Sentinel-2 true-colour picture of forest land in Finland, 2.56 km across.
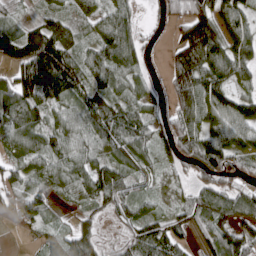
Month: April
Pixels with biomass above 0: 84%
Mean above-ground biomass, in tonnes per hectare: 77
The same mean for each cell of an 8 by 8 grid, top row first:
29 55 46 81 15 60 108 85
93 153 67 111 44 61 153 99
84 155 97 88 48 77 128 70
111 78 95 118 66 71 105 118
76 94 78 101 73 79 119 71
55 73 86 101 39 22 79 58
53 40 33 61 49 38 101 99
5 51 92 16 94 79 65 104
